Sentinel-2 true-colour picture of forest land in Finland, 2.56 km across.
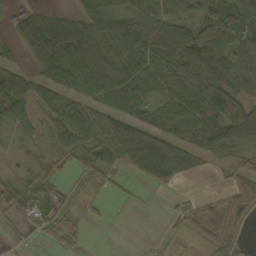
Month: October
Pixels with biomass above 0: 75%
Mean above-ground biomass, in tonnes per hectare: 55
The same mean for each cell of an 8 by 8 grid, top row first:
24 37 51 87 79 53 63 86
30 109 105 79 91 104 67 69
32 65 88 106 87 69 80 83
55 51 58 75 65 81 87 82
21 35 71 76 118 76 79 66
26 41 26 30 65 64 8 42
47 33 15 5 3 18 45 55
2 21 23 0 0 14 50 18
